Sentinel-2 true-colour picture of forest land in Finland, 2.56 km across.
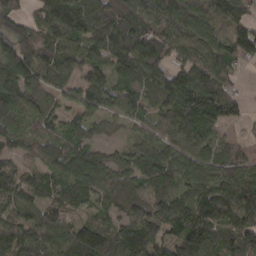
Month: March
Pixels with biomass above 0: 90%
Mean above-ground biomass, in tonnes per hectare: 95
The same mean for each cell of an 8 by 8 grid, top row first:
80 108 124 136 116 141 120 72
92 76 83 124 157 80 102 112
144 82 73 71 92 115 122 29
114 80 71 66 57 133 147 52
58 90 81 29 69 87 84 30
69 78 130 97 80 92 111 115
77 85 60 61 78 99 100 107
112 117 143 110 120 93 117 109
